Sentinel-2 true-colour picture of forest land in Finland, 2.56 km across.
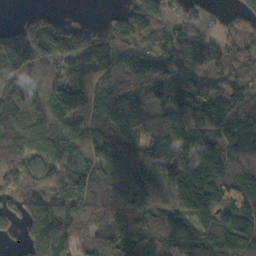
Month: October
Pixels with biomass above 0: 86%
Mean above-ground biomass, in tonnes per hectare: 138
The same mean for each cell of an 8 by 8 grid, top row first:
10 67 1 41 147 71 31 63
186 167 180 150 79 120 106 92
57 48 92 137 138 127 129 136
139 74 143 90 96 146 146 156
154 155 128 159 182 196 163 171
117 137 198 183 268 198 164 185
94 161 198 228 243 209 138 163
30 185 152 238 146 185 159 152
